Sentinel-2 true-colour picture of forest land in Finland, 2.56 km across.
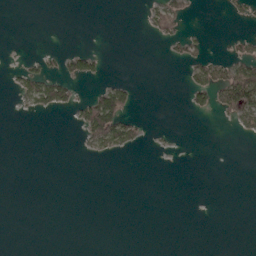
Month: April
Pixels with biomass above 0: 12%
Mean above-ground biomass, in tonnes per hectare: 12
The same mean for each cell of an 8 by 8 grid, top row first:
0 0 0 0 10 48 0 13
0 4 13 0 0 16 9 18
19 53 47 10 0 0 60 103
5 25 28 117 2 0 25 66
0 0 11 59 11 1 0 0
0 0 0 0 0 0 0 0
0 0 0 0 0 0 0 0
0 0 0 0 0 0 0 0
